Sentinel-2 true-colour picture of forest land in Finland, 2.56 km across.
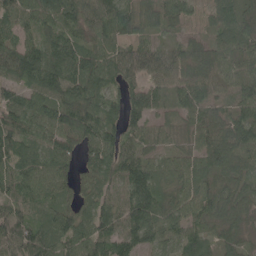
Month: May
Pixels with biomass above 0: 95%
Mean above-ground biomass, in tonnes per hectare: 83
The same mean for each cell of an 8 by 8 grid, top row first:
62 81 97 100 87 61 43 74
84 99 85 68 71 64 71 75
91 124 110 84 91 92 97 94
99 87 107 63 100 61 86 72
89 74 72 84 58 38 112 126
89 84 50 63 106 66 95 100
76 66 58 69 118 72 81 91
127 95 105 90 89 77 60 57
